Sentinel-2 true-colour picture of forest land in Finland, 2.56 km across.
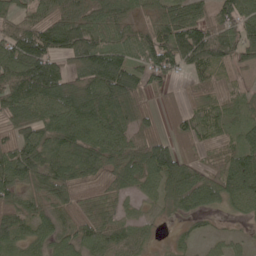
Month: May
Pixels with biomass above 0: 89%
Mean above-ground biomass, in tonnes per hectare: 88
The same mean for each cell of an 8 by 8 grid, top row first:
81 99 124 117 53 119 75 104
139 137 138 106 104 156 164 96
149 199 102 164 84 30 49 28
100 85 123 120 48 44 62 46
94 94 120 101 90 56 46 68
105 119 82 78 100 109 75 130
89 76 54 54 41 54 55 48
74 69 86 89 45 25 36 28
